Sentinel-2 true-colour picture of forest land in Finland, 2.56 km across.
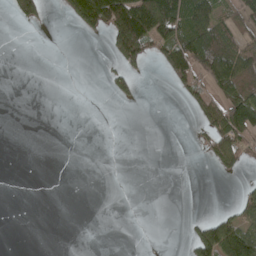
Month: April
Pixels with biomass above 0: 25%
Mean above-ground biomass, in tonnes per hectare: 32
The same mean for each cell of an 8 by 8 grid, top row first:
44 13 94 143 194 132 95 43
0 0 0 44 83 105 126 62
0 0 0 34 8 60 73 87
0 0 0 0 0 0 70 135
0 0 0 0 0 0 38 62
0 0 0 0 0 0 1 15
0 0 0 0 0 0 1 45
0 0 0 0 0 0 120 132
